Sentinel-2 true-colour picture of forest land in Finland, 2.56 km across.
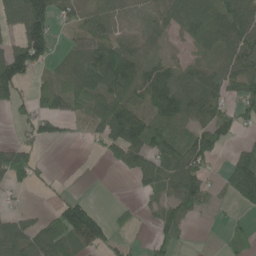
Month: June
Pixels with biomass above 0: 63%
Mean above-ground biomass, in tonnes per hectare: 56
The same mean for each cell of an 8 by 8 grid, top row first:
71 99 35 65 36 77 99 95
69 84 57 78 50 14 50 84
106 22 71 97 75 76 62 60
25 56 23 85 57 99 77 61
44 25 5 67 79 64 100 24
68 12 1 2 58 87 40 87
15 16 102 13 19 86 23 22
80 98 99 41 8 38 0 31
